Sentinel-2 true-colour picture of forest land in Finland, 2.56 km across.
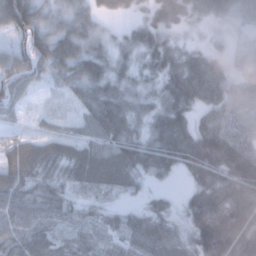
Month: January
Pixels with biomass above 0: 92%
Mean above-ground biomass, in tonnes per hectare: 78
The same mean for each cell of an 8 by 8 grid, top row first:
130 51 50 40 38 87 64 41
54 78 64 40 74 53 38 24
85 34 81 73 44 111 149 57
31 12 40 115 47 99 106 96
55 55 62 89 78 149 152 144
89 63 73 96 48 33 115 194
86 76 33 29 42 29 163 185
75 64 51 41 100 75 159 192
